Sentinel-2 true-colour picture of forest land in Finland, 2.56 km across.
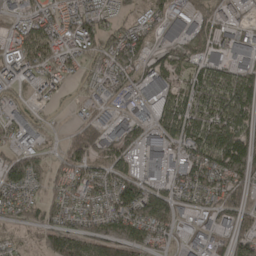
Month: April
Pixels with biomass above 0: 83%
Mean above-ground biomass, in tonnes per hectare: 83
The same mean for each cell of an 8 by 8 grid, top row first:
55 78 114 74 45 72 76 45
88 119 102 78 54 67 79 86
82 68 40 72 79 55 98 96
64 22 26 46 60 117 124 115
70 24 164 122 112 86 128 133
110 93 91 88 86 67 103 90
77 100 77 97 108 66 63 109
44 98 122 92 92 53 78 77
